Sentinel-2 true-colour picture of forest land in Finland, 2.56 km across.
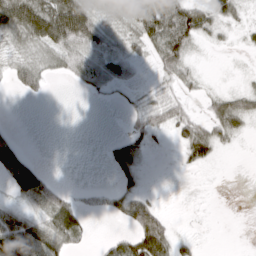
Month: March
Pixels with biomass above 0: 53%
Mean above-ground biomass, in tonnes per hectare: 29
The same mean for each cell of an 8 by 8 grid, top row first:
76 86 88 26 62 94 43 20
23 48 60 28 34 72 6 6
25 20 32 40 10 32 4 4
0 0 0 1 41 36 23 56
25 0 0 14 23 19 71 6
58 22 0 11 12 2 1 0
23 43 30 16 69 1 1 0
86 82 30 23 87 38 1 0
